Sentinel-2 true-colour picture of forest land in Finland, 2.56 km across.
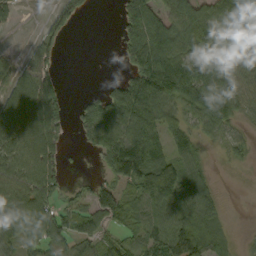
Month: September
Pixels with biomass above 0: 69%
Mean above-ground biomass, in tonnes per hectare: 68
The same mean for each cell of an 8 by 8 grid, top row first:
26 15 20 2 144 96 78 74
9 43 0 1 140 97 87 65
47 60 0 12 85 139 99 60
121 95 38 125 90 64 124 47
103 111 21 110 131 64 27 29
79 67 4 54 116 130 36 2
133 86 44 110 63 90 69 0
89 117 68 38 44 98 80 10
